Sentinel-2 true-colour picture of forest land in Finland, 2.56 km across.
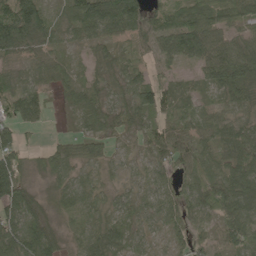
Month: May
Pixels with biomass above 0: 90%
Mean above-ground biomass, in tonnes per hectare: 52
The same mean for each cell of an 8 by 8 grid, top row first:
126 50 81 117 58 55 66 57
86 41 17 36 26 77 80 53
47 27 23 51 47 38 49 91
47 20 27 45 60 45 34 43
62 20 47 17 39 71 35 72
54 38 32 17 26 43 55 85
85 31 55 38 39 57 81 78
93 82 40 61 32 26 38 60
